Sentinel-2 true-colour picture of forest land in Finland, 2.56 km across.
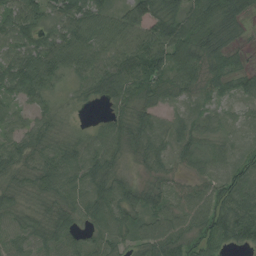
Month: August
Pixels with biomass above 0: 93%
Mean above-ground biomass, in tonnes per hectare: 55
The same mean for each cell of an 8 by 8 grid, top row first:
62 53 67 50 92 82 67 51
53 72 72 63 88 88 77 27
84 63 43 76 75 57 61 37
33 32 8 33 42 23 40 15
55 52 42 61 65 46 48 17
39 76 63 54 29 32 55 60
43 38 55 69 54 47 83 88
48 54 50 64 57 70 67 69
